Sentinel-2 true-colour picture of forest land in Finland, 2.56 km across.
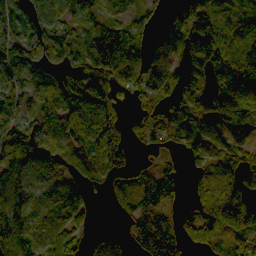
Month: October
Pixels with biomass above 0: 80%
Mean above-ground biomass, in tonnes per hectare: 91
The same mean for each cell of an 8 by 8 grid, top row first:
122 145 86 47 69 68 138 86
108 128 86 148 88 93 145 73
91 85 92 129 112 81 80 86
68 106 112 92 45 62 105 131
102 128 104 99 47 52 80 79
120 69 99 57 47 44 70 90
122 74 72 22 80 43 122 203
149 90 64 59 88 79 61 69
